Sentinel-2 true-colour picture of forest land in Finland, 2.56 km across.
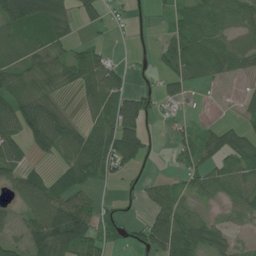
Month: July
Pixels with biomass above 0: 66%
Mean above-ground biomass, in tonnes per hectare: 46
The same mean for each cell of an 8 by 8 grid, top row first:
94 91 37 15 6 33 57 42
30 47 30 11 7 64 74 56
47 42 55 47 7 44 26 13
75 63 11 65 61 15 1 20
59 62 70 88 56 29 36 42
51 45 64 41 15 23 54 63
28 90 80 16 24 63 18 51
27 110 89 33 59 103 68 19
